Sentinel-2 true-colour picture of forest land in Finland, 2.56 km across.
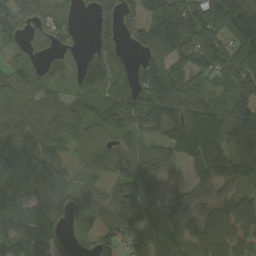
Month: September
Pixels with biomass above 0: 85%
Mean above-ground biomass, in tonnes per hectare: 91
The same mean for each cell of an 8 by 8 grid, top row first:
69 56 22 69 100 179 153 149
45 39 28 61 97 162 130 95
74 51 65 94 111 125 51 74
63 80 59 134 99 75 126 122
67 87 50 96 64 127 156 140
83 101 39 69 108 24 106 130
77 123 53 86 95 96 85 102
98 149 24 68 93 134 126 90
